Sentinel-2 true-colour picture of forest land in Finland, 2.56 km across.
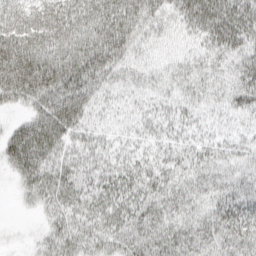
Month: March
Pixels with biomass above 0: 88%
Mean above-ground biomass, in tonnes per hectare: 40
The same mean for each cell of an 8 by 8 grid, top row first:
60 63 58 68 63 46 67 71
74 59 60 73 30 17 35 46
75 71 75 40 29 29 29 44
18 59 49 19 19 22 22 37
59 53 26 19 19 21 22 24
26 42 36 36 36 31 33 34
4 26 32 39 38 34 31 51
2 25 33 35 42 41 39 50
